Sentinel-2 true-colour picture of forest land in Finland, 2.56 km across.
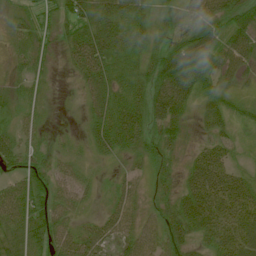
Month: July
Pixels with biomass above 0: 92%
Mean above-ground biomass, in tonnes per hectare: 48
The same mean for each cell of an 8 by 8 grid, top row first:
23 37 80 70 49 48 67 47
25 31 77 73 53 70 88 63
19 30 32 62 51 106 59 26
24 23 15 78 69 75 51 28
43 26 12 69 47 34 38 21
44 46 29 15 24 28 96 42
78 58 27 36 28 45 80 68
55 61 55 38 50 46 41 60
